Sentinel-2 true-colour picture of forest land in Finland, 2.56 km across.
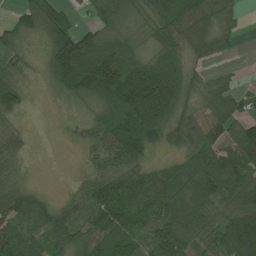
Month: July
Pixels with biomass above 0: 84%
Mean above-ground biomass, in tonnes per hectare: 92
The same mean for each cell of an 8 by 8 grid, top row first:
64 112 26 113 53 169 92 27
68 62 166 109 38 87 67 13
55 36 189 210 166 141 41 21
58 2 22 185 230 92 78 75
52 0 39 140 146 56 89 154
44 0 21 79 81 97 150 121
95 61 78 138 113 160 110 110
118 70 82 150 106 151 77 149
